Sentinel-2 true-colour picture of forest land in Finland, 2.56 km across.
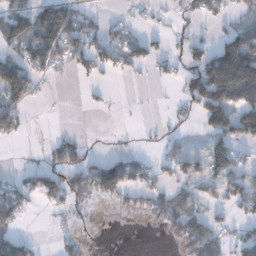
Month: December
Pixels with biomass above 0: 44%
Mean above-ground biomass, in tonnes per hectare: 45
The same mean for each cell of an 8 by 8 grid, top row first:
98 120 50 10 11 13 37 24
70 122 66 54 44 15 49 154
110 25 10 7 5 18 159 205
57 1 1 3 1 14 104 97
6 17 27 2 4 20 38 56
22 58 62 98 43 33 40 57
77 20 13 11 35 63 36 40
68 1 16 0 0 22 99 57
